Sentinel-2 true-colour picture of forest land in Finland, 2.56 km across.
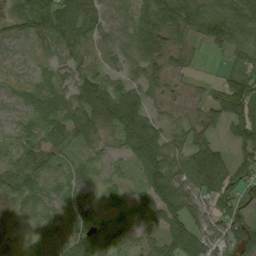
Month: August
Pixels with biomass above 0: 85%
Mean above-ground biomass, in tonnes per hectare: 56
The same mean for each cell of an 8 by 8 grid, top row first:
50 78 68 34 71 82 83 77
23 36 54 46 77 27 27 55
23 32 63 47 42 14 10 72
28 65 80 95 65 17 38 96
40 85 51 26 98 47 60 61
61 53 38 28 45 101 132 81
23 39 56 38 43 83 54 72
9 48 75 69 37 76 56 94
